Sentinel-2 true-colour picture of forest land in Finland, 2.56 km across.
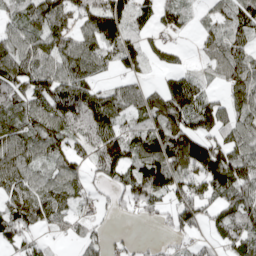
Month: April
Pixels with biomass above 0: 77%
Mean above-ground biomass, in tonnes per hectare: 82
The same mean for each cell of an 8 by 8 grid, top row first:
57 111 80 139 52 66 32 80
93 80 98 88 62 29 42 63
112 107 102 36 41 76 30 100
91 120 144 101 107 143 115 78
101 88 64 119 110 148 106 85
100 62 67 74 146 117 142 106
94 102 40 30 63 100 67 107
64 25 41 31 14 36 40 86
